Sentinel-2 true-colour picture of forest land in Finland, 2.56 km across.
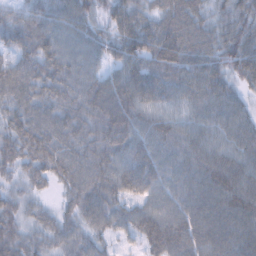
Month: February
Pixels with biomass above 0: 97%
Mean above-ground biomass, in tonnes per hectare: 67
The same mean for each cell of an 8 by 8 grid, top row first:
52 75 78 59 59 69 46 60
65 76 71 58 90 92 61 77
94 83 78 47 91 73 79 50
72 74 76 70 65 49 62 51
77 87 81 69 63 67 64 64
45 53 83 84 76 61 79 77
51 26 66 67 52 68 86 82
71 50 59 32 37 65 84 80
